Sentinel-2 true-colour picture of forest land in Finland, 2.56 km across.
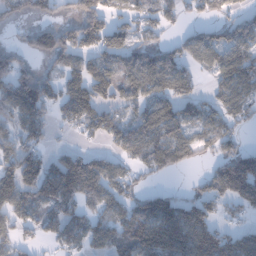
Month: January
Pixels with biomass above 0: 69%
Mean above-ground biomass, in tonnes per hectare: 91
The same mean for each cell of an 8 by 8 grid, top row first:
58 50 123 68 74 54 49 52
45 122 105 122 85 54 111 118
132 81 117 126 112 110 33 117
95 70 130 76 101 92 80 91
89 41 22 51 116 128 71 49
158 123 174 92 41 23 72 182
104 73 64 79 110 118 70 70
59 33 69 96 160 183 138 90
